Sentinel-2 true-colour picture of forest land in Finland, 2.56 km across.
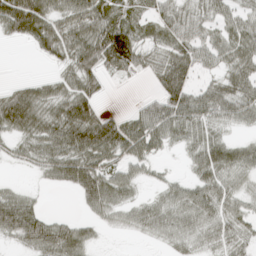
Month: April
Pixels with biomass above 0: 74%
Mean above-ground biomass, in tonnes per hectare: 49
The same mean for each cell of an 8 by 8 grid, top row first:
110 70 70 46 27 44 36 40
4 52 79 123 42 45 46 65
10 30 71 15 9 75 24 56
102 59 92 19 44 69 56 50
33 64 95 92 70 28 59 33
4 31 89 55 25 13 57 45
82 8 17 47 42 58 56 39
38 79 61 1 10 38 33 35
